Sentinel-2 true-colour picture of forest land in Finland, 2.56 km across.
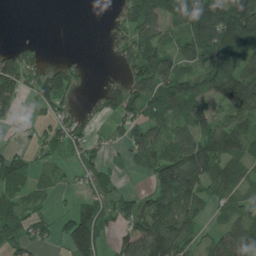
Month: June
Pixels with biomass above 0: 68%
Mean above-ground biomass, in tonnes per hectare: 80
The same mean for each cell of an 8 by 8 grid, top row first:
0 0 0 27 120 102 184 205
49 10 2 24 106 75 128 154
112 114 39 23 112 135 97 164
42 55 38 59 102 93 81 134
24 77 65 30 98 82 123 93
96 27 39 33 31 174 121 78
82 31 62 61 99 121 46 68
101 48 150 48 134 117 44 125
